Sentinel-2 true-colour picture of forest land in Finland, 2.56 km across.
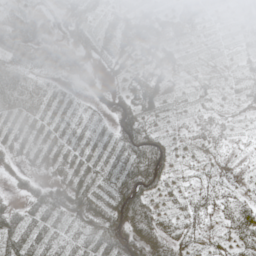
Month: May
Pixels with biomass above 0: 83%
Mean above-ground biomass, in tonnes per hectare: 35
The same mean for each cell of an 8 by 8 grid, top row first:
41 35 39 25 31 30 22 22
52 47 55 26 32 28 12 14
57 33 28 12 25 16 15 31
55 48 31 32 33 12 22 15
30 49 42 43 70 22 20 12
29 18 38 47 82 23 16 11
27 59 50 57 60 32 31 43
62 45 42 72 57 38 18 40
